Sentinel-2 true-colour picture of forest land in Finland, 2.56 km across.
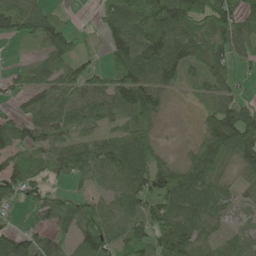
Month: June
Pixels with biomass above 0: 80%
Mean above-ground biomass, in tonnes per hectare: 75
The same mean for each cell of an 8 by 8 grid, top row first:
84 52 2 90 142 161 117 109
3 82 33 80 114 124 91 80
32 67 75 77 110 69 68 34
34 76 87 73 114 3 45 97
82 65 73 78 83 5 98 123
86 54 51 88 99 102 101 43
28 71 82 53 62 102 85 44
84 62 85 81 80 120 51 66
